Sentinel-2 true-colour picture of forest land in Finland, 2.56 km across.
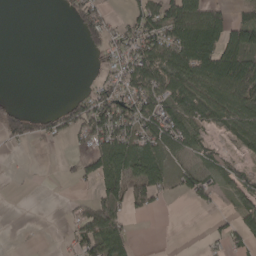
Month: April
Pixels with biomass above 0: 49%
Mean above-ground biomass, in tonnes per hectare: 44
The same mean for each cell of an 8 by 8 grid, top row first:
0 0 64 21 84 109 87 20
0 0 14 62 81 93 95 93
0 0 1 47 80 81 95 98
53 20 72 98 75 68 63 80
32 15 20 89 67 55 28 34
1 1 31 94 104 41 36 35
0 0 24 77 32 0 16 36
0 1 61 96 0 0 16 32
